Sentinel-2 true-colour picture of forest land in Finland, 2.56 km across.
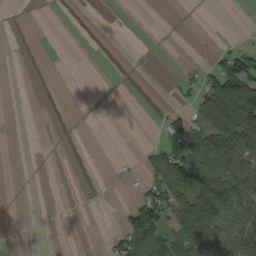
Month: September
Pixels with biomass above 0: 27%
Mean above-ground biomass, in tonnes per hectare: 31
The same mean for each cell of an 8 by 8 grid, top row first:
0 0 0 0 0 0 0 1
0 0 1 0 0 0 3 26
0 0 0 0 0 13 50 152
0 0 0 0 0 22 97 170
0 0 0 0 9 43 88 126
0 0 1 3 31 131 84 92
0 0 3 0 108 82 119 80
0 2 0 24 131 54 111 107
